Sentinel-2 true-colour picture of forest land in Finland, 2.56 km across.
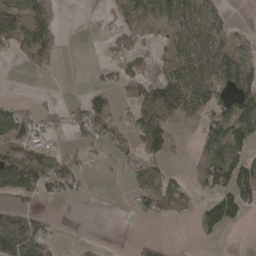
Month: April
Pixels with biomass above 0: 46%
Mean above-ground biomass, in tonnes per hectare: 45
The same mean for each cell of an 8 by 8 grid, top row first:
68 86 2 13 65 67 42 0
54 107 0 18 23 45 68 34
0 7 0 23 48 79 105 113
47 15 36 61 62 62 68 118
57 20 30 48 68 15 79 84
130 73 32 5 50 20 49 104
41 7 0 0 30 31 51 71
128 59 7 0 15 2 12 0
